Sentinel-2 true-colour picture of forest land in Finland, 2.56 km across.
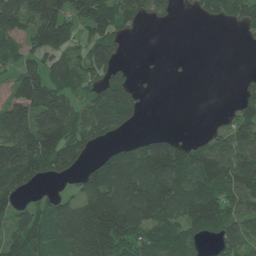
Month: June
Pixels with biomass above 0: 67%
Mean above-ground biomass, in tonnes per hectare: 88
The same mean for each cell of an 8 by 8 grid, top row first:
127 151 109 117 60 17 53 70
43 120 70 111 0 0 0 2
90 125 89 112 5 2 0 18
138 156 72 142 27 0 3 59
174 191 121 41 74 90 80 87
130 81 63 144 142 133 137 110
76 76 96 179 153 90 186 84
91 93 124 178 98 104 49 72
